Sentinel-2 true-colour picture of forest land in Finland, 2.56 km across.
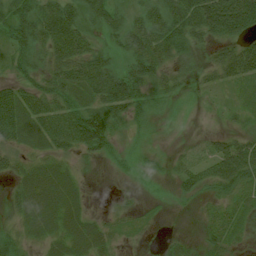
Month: July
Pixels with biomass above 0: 79%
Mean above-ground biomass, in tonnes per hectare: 44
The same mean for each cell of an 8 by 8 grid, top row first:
76 74 53 59 46 73 137 140
51 56 69 28 81 63 33 58
33 46 70 75 74 32 23 41
87 71 65 63 31 6 5 18
50 52 64 37 7 5 26 58
37 47 16 4 7 33 52 76
31 51 32 11 10 2 15 30
31 34 46 24 6 15 30 16
